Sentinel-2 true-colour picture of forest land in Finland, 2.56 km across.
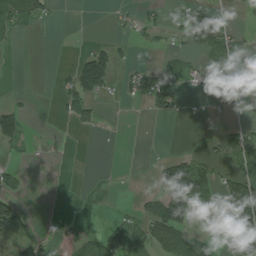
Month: July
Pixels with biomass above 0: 30%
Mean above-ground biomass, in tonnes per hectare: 32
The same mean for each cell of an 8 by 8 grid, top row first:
77 21 0 10 22 18 86 7
4 0 3 31 7 17 58 29
0 0 90 46 67 41 24 3
49 0 50 6 11 32 8 6
36 2 0 2 1 0 10 49
27 0 0 1 0 154 58 65
47 0 1 2 29 129 54 135
33 14 32 67 63 77 21 102
